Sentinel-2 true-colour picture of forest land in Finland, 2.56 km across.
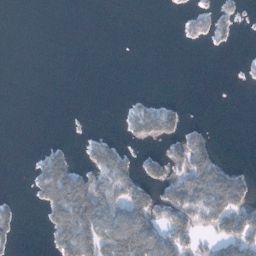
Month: January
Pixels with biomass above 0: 28%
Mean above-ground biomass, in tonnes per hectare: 31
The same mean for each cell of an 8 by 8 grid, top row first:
0 0 0 0 0 4 32 22
0 0 0 0 0 2 9 4
0 0 0 0 0 0 0 3
0 0 1 0 57 43 0 0
0 11 9 35 27 45 46 0
0 80 57 83 49 44 104 44
19 56 123 72 82 89 95 89
16 17 96 105 101 72 23 103
